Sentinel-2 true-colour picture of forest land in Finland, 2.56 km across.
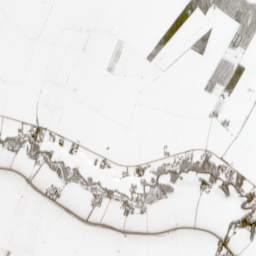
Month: April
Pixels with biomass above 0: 18%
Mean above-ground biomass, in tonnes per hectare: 13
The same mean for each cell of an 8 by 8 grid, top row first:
0 0 0 0 0 32 17 41
0 0 0 3 10 14 20 13
0 0 0 1 1 0 18 29
2 5 0 0 0 0 8 2
47 54 5 1 0 5 9 1
1 29 33 17 33 57 81 50
0 5 5 21 23 4 1 67
0 0 0 0 0 0 8 25
